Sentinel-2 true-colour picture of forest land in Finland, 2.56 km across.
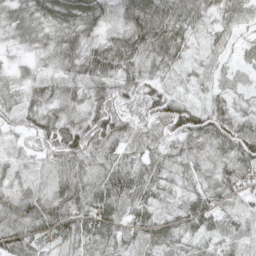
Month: May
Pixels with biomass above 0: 97%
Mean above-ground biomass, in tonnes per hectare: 54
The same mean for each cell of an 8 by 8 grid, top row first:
57 63 78 54 80 61 35 45
31 54 72 75 74 62 33 30
39 40 64 63 54 27 36 29
56 54 50 93 68 65 53 28
28 66 84 49 44 46 47 72
41 39 52 60 62 36 34 58
74 75 67 73 54 37 64 35
78 48 59 55 53 46 40 46
